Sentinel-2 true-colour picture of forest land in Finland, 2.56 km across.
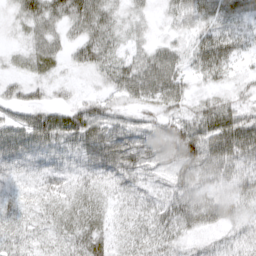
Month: March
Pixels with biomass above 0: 92%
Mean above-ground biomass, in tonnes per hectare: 38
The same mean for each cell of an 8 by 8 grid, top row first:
21 46 57 31 16 26 36 34
11 37 41 32 21 27 52 28
23 24 8 34 59 42 23 17
33 46 51 29 24 32 48 43
68 67 67 81 58 72 79 82
23 33 32 41 33 39 35 36
30 28 46 23 29 50 47 29
28 26 45 29 29 31 17 23
